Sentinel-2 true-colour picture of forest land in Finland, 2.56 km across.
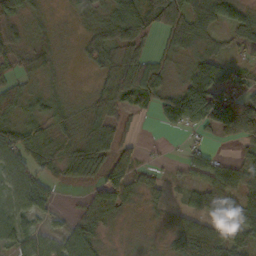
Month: October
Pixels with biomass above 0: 80%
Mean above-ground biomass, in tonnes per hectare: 50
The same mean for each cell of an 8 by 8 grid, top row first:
58 19 33 48 60 74 69 56
46 29 15 60 36 41 31 22
41 22 4 61 92 24 131 54
55 53 18 52 31 102 149 149
72 44 45 72 13 2 23 45
53 39 45 91 39 15 66 69
42 29 28 74 21 17 72 72
35 39 65 11 11 51 108 47
